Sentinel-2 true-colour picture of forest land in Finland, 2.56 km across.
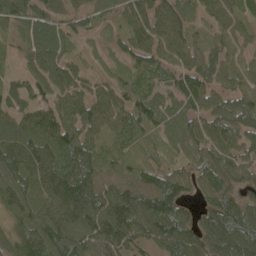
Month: May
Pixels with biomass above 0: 91%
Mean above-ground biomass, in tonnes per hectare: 73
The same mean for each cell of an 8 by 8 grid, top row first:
71 63 41 32 75 69 40 48
27 100 19 22 67 92 47 47
38 96 65 39 31 48 65 61
64 64 85 77 80 66 65 81
93 85 86 28 54 48 72 60
98 93 105 62 74 70 67 56
86 86 125 136 115 94 66 97
77 126 116 117 71 110 101 124
